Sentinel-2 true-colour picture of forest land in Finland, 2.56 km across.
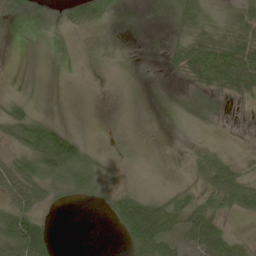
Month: May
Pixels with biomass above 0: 51%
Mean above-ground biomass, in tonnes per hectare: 28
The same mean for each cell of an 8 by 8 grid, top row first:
20 18 62 27 0 19 20 44
0 0 0 9 1 21 65 66
2 0 2 5 1 5 50 57
38 7 0 0 0 2 16 4
41 91 34 1 0 1 15 7
80 60 55 24 12 5 59 56
62 27 6 39 71 54 42 41
102 53 0 1 74 35 64 18
